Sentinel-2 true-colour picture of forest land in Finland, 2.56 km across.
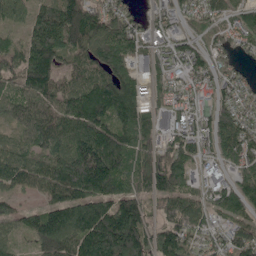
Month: May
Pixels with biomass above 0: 91%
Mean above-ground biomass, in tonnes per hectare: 120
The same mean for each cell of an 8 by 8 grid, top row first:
86 187 183 122 65 78 113 74
84 190 136 149 60 94 95 63
116 145 111 138 59 76 99 74
80 119 196 164 85 74 75 111
76 132 178 177 91 102 99 150
122 153 245 188 115 125 32 107
59 113 175 148 100 116 97 108
59 172 183 248 153 158 81 126
